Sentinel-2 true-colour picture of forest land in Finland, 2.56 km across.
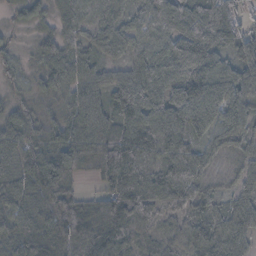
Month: November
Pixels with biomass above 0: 95%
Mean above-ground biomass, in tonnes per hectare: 81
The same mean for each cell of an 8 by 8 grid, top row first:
33 42 63 52 56 107 125 75
29 64 62 53 48 95 114 75
41 68 65 59 99 121 117 92
61 42 108 66 124 116 97 72
96 80 108 120 123 134 59 60
89 138 45 118 107 108 48 44
70 91 85 134 101 63 50 60
95 97 119 88 35 46 90 58
